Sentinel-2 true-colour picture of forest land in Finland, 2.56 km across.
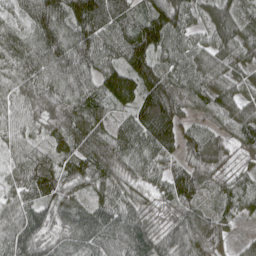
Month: May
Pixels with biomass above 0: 98%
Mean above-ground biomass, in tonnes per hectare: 99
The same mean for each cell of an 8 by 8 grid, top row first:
66 173 175 122 91 122 77 102
96 149 149 90 144 84 80 91
105 158 149 112 147 97 86 68
78 108 136 59 149 118 76 97
66 80 132 122 112 98 100 64
73 116 103 102 66 91 79 47
95 95 77 106 73 75 48 61
128 79 95 109 97 79 112 25
